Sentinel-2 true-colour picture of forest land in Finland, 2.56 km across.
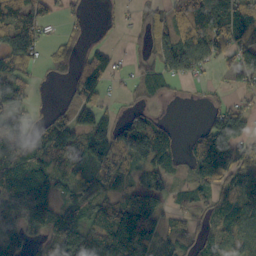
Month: October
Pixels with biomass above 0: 71%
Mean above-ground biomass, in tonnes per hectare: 82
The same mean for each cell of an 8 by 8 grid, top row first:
91 52 22 5 30 53 164 129
99 29 26 26 35 130 101 97
80 14 109 36 55 52 9 42
64 23 76 25 46 0 40 70
122 108 91 125 160 49 180 108
117 92 63 73 63 38 120 91
166 121 102 127 180 35 54 79
102 79 150 221 184 67 59 63
